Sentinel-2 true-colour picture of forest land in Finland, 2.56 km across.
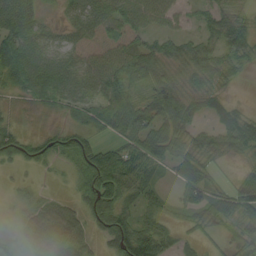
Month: September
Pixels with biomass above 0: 79%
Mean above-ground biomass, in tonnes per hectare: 47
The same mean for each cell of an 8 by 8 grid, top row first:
76 10 42 59 53 30 38 28
81 43 34 37 52 42 50 61
42 74 55 58 48 29 47 17
13 20 38 68 88 81 27 26
54 53 61 32 86 65 43 56
6 5 52 97 51 28 33 17
15 48 37 77 41 23 66 66
23 78 51 65 96 39 23 56
